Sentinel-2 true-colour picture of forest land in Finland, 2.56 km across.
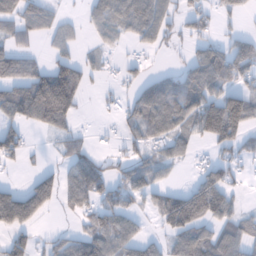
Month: January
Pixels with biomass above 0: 57%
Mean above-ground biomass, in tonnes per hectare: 59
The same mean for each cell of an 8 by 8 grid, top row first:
69 47 15 69 99 44 37 26
52 20 22 24 36 13 65 73
89 157 73 13 44 55 100 60
99 168 33 15 100 82 120 155
74 8 34 13 56 65 52 67
4 4 95 55 74 12 69 23
3 1 54 68 32 136 125 31
67 29 77 100 55 78 89 80
